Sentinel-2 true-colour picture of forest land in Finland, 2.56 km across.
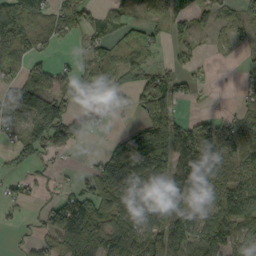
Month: September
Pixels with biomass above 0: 68%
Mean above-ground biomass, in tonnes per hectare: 73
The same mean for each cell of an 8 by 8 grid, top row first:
149 87 68 68 44 85 34 51
155 39 26 83 89 37 12 29
55 85 76 77 82 58 13 20
62 60 58 37 77 74 20 38
56 63 30 29 169 133 119 104
34 22 20 101 115 119 87 65
23 47 105 108 86 108 77 140
12 72 135 87 115 135 122 99
